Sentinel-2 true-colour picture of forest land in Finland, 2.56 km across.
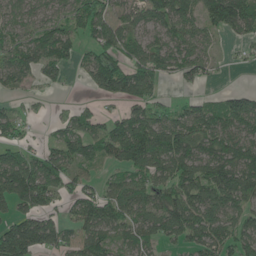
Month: June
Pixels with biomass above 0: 74%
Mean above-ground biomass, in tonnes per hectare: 84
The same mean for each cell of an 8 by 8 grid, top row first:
67 70 106 78 88 128 115 114
74 112 53 92 85 89 48 16
75 36 16 122 113 44 27 0
30 7 42 26 84 62 88 108
59 34 97 110 174 141 99 107
163 125 59 32 101 119 127 139
77 63 76 90 97 125 106 85
174 105 79 63 72 65 106 87
